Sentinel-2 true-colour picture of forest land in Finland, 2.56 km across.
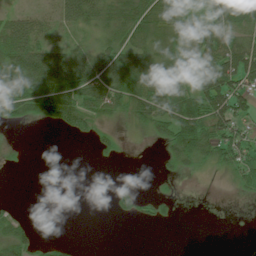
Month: July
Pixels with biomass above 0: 54%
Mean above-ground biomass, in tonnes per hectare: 38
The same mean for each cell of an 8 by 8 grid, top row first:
33 18 68 54 75 35 35 64
86 47 33 50 54 46 64 73
80 93 95 82 77 51 64 68
60 84 75 47 73 80 95 52
3 0 3 21 3 71 70 56
0 0 0 4 0 16 5 36
8 0 0 17 16 8 0 0
61 8 2 0 0 0 0 0
